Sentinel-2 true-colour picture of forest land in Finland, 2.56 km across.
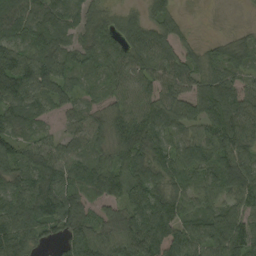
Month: September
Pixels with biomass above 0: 91%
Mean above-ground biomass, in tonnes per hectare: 87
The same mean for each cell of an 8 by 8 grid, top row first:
112 95 66 56 54 46 4 4
116 121 79 103 112 76 43 77
171 120 54 71 72 92 86 60
110 52 52 72 84 87 111 102
89 65 66 89 112 64 89 105
93 114 98 107 100 87 85 108
108 131 88 53 108 90 76 70
134 45 111 78 119 101 99 107
